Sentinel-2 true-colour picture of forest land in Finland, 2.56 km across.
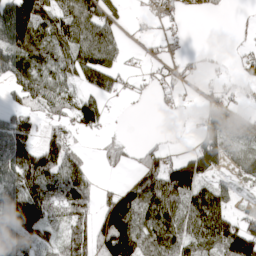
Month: April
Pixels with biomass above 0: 64%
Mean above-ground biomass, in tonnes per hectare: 65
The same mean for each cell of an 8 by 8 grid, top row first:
191 80 95 57 10 24 15 0
108 91 100 65 10 27 4 15
59 73 58 60 10 34 11 34
60 45 69 9 1 13 63 45
137 70 27 42 22 4 85 63
107 109 83 9 76 146 69 42
128 95 117 24 91 89 143 26
102 52 128 35 82 106 102 194
